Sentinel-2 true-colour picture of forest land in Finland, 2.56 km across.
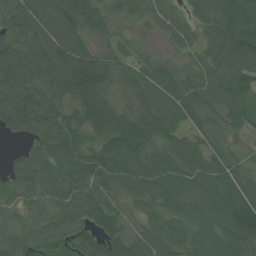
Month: July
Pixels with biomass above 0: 95%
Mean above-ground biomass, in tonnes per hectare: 81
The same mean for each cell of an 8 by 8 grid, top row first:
80 81 96 57 58 39 81 99
95 102 73 49 45 39 73 117
122 105 126 75 69 78 62 94
137 104 112 94 82 73 65 75
20 126 90 104 91 73 50 29
69 92 100 85 111 90 90 59
60 73 95 70 60 75 88 88
79 86 87 90 84 80 75 73
